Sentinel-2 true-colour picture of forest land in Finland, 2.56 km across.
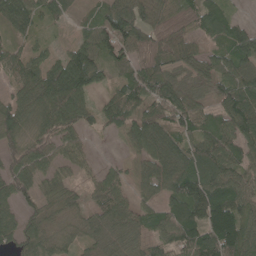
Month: May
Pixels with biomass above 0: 86%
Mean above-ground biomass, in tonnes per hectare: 71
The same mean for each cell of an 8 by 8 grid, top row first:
99 43 19 91 74 76 88 18
43 27 67 95 81 84 46 77
62 104 122 35 94 55 65 87
82 90 76 68 76 96 52 108
53 63 43 3 77 69 82 83
75 59 29 45 54 101 101 83
52 47 42 87 47 80 145 89
59 59 47 65 57 89 133 119
